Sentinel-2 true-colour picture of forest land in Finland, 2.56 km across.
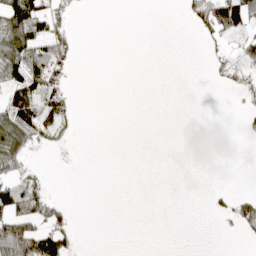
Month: April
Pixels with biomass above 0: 23%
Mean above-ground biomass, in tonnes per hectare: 24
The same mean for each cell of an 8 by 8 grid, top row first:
92 49 3 0 0 0 93 84
92 66 9 0 0 0 11 25
69 63 1 0 0 0 5 19
88 58 8 0 0 0 0 9
91 25 1 0 0 0 0 1
50 9 0 0 0 0 0 0
93 79 1 0 0 0 5 49
170 100 9 0 0 0 0 5
